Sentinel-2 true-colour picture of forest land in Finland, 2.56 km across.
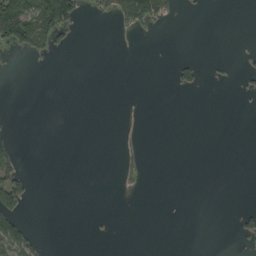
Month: September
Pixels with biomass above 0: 10%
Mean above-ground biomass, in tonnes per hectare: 10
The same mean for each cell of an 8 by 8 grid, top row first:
132 127 32 27 66 4 1 0
32 26 0 0 0 0 0 1
0 0 0 0 0 14 4 5
0 0 0 0 0 0 0 1
15 0 0 0 4 0 0 0
32 0 0 0 8 0 0 0
43 0 0 0 0 0 0 6
67 3 0 1 0 0 0 9
